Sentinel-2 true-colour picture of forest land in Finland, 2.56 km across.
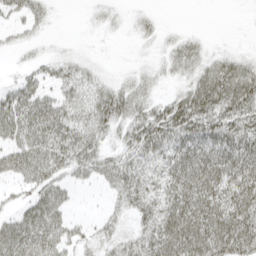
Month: April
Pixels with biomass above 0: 69%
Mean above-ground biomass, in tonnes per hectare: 38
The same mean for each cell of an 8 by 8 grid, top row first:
24 17 2 11 10 0 0 0
11 5 3 1 5 25 13 5
19 28 33 14 21 17 60 66
62 66 36 51 38 69 82 74
45 68 57 20 60 48 59 63
36 54 25 40 41 56 66 64
18 59 4 13 37 62 71 71
59 53 22 22 45 77 80 73
